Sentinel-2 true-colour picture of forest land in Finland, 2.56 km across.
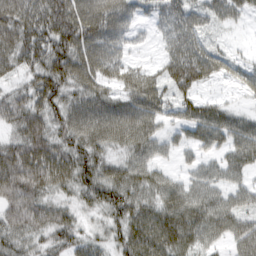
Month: March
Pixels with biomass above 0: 86%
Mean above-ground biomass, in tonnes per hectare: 69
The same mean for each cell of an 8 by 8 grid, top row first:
98 106 101 93 36 87 53 33
97 95 101 71 18 79 48 8
31 86 76 58 71 93 48 40
71 77 79 83 86 48 66 33
74 101 82 64 71 33 60 75
124 104 85 68 61 25 55 43
94 73 40 77 75 94 86 54
62 49 50 50 103 108 55 56
